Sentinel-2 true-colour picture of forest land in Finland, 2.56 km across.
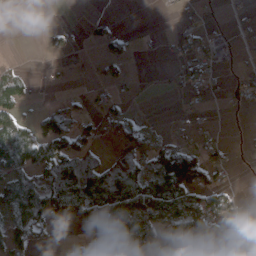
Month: April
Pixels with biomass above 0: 45%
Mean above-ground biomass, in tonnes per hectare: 46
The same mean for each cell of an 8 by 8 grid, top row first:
0 2 1 9 0 7 6 8
0 13 4 39 4 23 50 20
51 5 3 28 3 20 33 18
58 34 23 39 7 6 8 6
106 107 63 22 54 52 40 2
55 67 95 88 100 164 57 1
86 107 136 135 120 77 82 50
65 26 7 90 86 148 102 45
